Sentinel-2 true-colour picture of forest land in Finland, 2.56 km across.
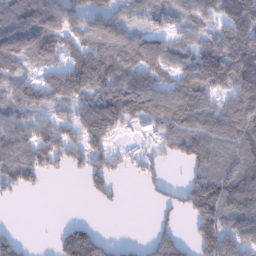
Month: January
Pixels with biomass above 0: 72%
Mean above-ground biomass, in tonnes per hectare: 86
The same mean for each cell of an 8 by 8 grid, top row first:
132 165 81 86 62 82 84 176
110 87 84 114 105 69 96 146
93 73 133 112 97 83 139 136
88 65 82 122 101 110 108 135
109 85 79 50 45 90 123 118
98 34 37 59 42 1 125 137
3 0 0 12 1 47 181 122
54 3 152 23 16 69 140 114
